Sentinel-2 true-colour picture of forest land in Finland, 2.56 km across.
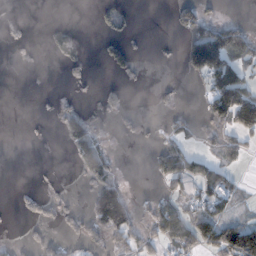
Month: November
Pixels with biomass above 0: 33%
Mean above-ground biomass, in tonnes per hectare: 34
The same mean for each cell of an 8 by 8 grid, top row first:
6 0 0 43 0 39 28 6
10 19 37 37 2 3 170 95
0 0 21 11 7 3 66 87
0 3 30 27 3 18 38 133
0 2 76 9 4 48 12 41
0 4 21 45 1 80 56 10
7 28 11 182 10 53 54 18
6 26 27 49 47 63 91 158
